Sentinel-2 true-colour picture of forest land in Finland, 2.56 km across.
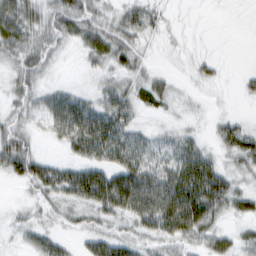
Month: February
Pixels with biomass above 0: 76%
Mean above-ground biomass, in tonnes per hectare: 34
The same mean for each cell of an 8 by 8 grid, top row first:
60 35 50 28 38 4 1 0
44 35 28 52 19 6 3 0
32 13 5 27 27 10 17 8
26 42 71 63 19 12 8 5
52 10 59 82 40 32 19 50
40 55 56 62 64 66 83 28
8 19 34 57 67 86 81 29
8 29 16 44 26 36 35 23
